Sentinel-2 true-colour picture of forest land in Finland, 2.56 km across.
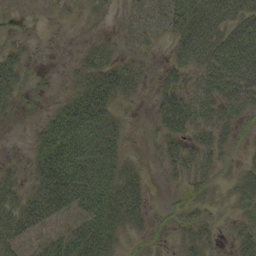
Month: September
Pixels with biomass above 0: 76%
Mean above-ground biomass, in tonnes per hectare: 37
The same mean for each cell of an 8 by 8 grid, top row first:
14 10 7 5 20 50 80 63
16 0 8 16 15 35 85 82
35 4 28 51 15 32 55 80
11 18 63 40 3 69 37 40
3 58 72 53 5 36 41 12
22 72 75 59 23 23 23 29
50 66 59 69 36 17 22 27
50 41 72 45 19 17 30 37
